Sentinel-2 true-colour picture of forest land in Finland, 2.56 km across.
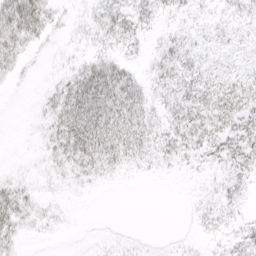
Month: March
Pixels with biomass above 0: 60%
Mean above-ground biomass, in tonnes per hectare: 14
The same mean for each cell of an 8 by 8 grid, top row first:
44 27 5 20 15 9 6 10
29 7 4 12 8 15 9 7
10 3 27 36 12 23 18 15
0 13 41 39 23 21 29 34
0 12 39 35 25 21 27 29
4 6 14 9 4 4 6 19
29 6 1 0 0 0 9 10
15 2 1 3 2 2 6 14
